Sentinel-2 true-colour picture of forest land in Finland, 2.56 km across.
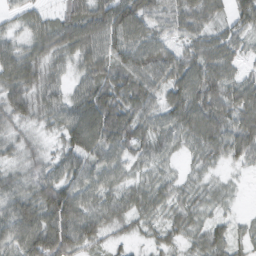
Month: February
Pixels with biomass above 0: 93%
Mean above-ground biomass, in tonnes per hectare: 59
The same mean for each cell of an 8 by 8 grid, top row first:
28 31 78 103 80 53 53 55
60 61 71 83 87 60 64 39
84 54 44 77 70 75 87 46
64 51 85 109 55 67 81 71
35 23 86 78 54 42 64 70
44 60 64 49 33 25 26 11
73 96 81 51 50 40 32 9
77 116 75 26 23 31 62 33
